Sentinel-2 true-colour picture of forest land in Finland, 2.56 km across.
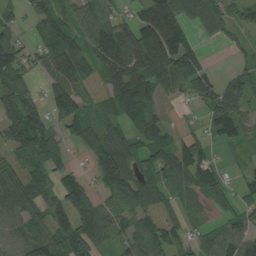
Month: August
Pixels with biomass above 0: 78%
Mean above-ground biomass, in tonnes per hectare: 84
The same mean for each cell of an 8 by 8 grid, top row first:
40 76 60 61 77 98 73 50
90 77 74 147 133 140 12 32
136 52 80 78 117 114 69 76
165 95 102 69 100 10 69 95
96 106 52 132 82 85 56 42
76 68 55 148 100 115 87 34
92 78 109 86 96 52 58 58
78 119 164 69 101 68 44 82
